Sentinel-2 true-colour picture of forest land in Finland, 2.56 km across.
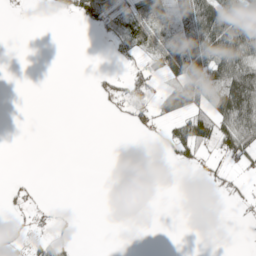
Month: May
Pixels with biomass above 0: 32%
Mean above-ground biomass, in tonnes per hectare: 29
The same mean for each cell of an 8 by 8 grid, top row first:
0 1 33 56 64 67 128 69
0 0 0 16 39 60 114 114
0 0 0 20 49 66 110 188
0 0 0 8 26 75 79 178
0 0 0 0 1 55 53 102
2 0 0 0 0 0 13 14
7 6 0 0 0 0 0 10
24 30 5 0 0 0 0 1
